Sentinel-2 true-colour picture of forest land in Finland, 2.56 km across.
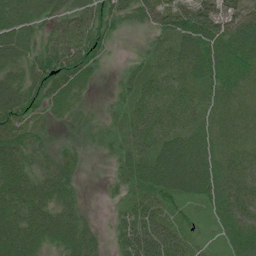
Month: July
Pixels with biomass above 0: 91%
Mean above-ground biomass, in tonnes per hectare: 55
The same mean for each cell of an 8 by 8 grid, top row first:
63 42 54 57 45 68 67 58
68 51 74 22 19 70 85 76
61 77 61 10 56 41 58 43
82 42 33 25 57 61 46 30
82 27 25 30 56 79 50 36
80 53 26 17 81 127 80 71
81 67 34 16 67 38 30 74
106 54 83 27 105 72 14 55
